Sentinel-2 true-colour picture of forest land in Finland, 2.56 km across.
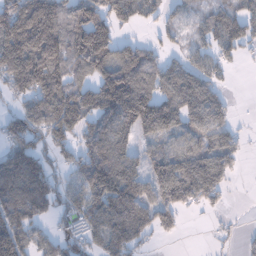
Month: January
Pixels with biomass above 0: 74%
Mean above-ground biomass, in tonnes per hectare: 108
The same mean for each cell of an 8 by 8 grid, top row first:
177 185 136 132 74 42 62 84
210 204 171 152 79 35 77 77
153 193 92 187 130 120 96 0
69 163 139 141 204 144 136 6
94 95 74 153 59 72 124 58
146 91 96 186 110 179 181 17
115 63 118 163 129 115 41 1
129 55 100 151 56 21 8 21
